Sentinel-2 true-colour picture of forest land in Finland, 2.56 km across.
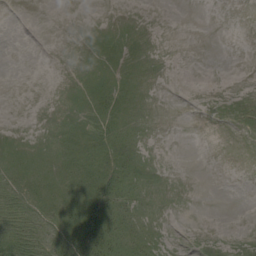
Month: August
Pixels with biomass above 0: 33%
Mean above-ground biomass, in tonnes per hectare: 6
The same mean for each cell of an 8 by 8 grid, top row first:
0 0 0 0 0 0 0 0
0 0 0 4 0 0 0 0
0 0 2 5 0 0 0 0
0 0 4 14 0 0 0 0
2 2 17 18 1 0 0 0
14 10 28 26 4 0 0 0
21 22 31 24 5 0 0 0
28 26 35 28 17 2 6 7
